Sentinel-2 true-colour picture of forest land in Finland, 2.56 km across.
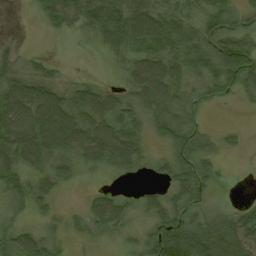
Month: August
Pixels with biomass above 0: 76%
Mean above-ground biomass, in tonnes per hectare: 45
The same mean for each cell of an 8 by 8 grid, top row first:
1 33 47 82 72 43 44 35
13 2 3 44 62 53 53 77
50 47 19 7 99 61 44 52
96 100 83 69 41 50 10 3
91 86 82 105 34 51 26 13
54 47 18 14 10 53 42 0
25 22 16 66 30 53 30 21
57 36 13 10 38 112 99 60
